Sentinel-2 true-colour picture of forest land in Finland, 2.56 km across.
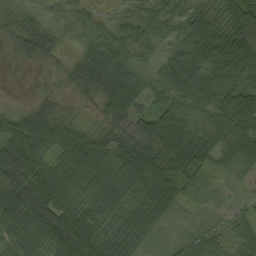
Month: September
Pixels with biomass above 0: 92%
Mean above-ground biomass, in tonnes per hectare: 59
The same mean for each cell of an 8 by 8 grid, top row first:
27 27 43 24 46 50 58 88
20 43 37 77 46 59 111 92
1 7 46 103 50 96 88 64
33 51 6 43 40 68 61 96
95 84 75 50 66 95 73 79
78 86 76 72 100 79 38 15
77 102 65 72 95 47 15 13
50 66 123 74 35 23 42 44
